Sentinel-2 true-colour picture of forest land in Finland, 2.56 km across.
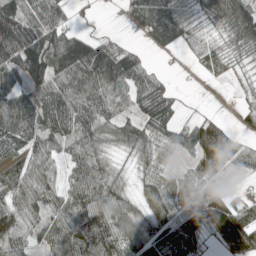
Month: May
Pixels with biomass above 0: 85%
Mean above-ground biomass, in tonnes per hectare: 77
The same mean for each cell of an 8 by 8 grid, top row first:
125 96 15 2 101 85 50 139
157 145 140 69 33 40 49 81
90 97 109 123 58 13 19 22
133 108 83 56 61 51 11 23
72 73 101 66 79 66 114 51
84 63 81 77 47 42 60 19
79 70 98 107 69 69 112 65
91 73 122 108 114 106 42 117
